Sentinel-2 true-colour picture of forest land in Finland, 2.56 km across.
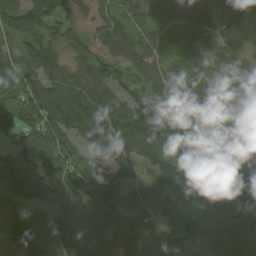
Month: September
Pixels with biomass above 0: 93%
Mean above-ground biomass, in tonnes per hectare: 82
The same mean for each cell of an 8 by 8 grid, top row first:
20 59 43 67 46 59 71 109
45 80 57 64 72 48 74 106
83 87 81 80 64 92 66 73
108 107 106 120 111 62 73 74
74 139 72 112 110 119 106 76
118 109 97 75 29 110 87 84
83 79 86 68 64 89 84 84
138 115 80 76 78 75 80 75
